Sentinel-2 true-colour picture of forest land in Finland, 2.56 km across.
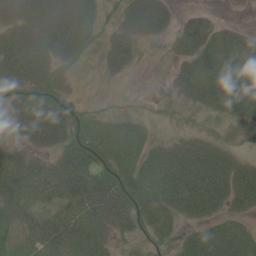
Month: June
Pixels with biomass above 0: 71%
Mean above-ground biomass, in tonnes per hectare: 36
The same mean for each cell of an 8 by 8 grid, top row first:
38 57 64 15 72 24 14 2
63 47 41 30 10 17 43 55
49 45 5 5 0 25 50 51
42 76 20 10 6 4 16 30
19 46 55 49 26 21 25 8
42 49 68 61 47 61 66 50
33 29 42 58 44 36 41 29
36 50 51 21 14 17 42 45
